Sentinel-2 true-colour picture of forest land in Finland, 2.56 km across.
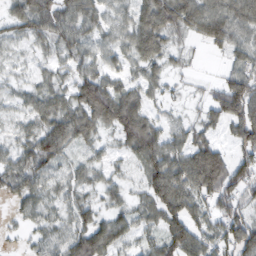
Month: February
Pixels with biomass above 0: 85%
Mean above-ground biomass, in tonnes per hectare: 56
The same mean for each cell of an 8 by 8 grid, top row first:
50 78 68 34 71 82 83 77
23 36 54 46 77 27 27 55
23 32 63 47 42 14 10 72
28 65 80 95 65 17 38 96
40 85 51 26 98 47 60 61
61 53 38 28 45 101 132 81
23 39 56 38 43 83 54 72
9 48 75 69 37 76 56 94
